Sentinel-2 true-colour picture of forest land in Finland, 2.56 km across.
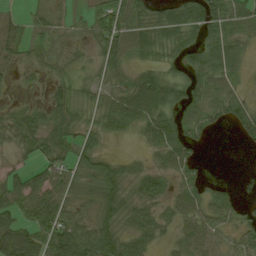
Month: August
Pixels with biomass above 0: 75%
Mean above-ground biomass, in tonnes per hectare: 36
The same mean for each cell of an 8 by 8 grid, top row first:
20 20 8 48 38 53 65 43
23 28 13 52 36 32 40 26
7 22 18 25 46 38 38 16
21 40 30 50 72 37 35 51
29 46 41 7 23 55 7 14
30 51 34 40 36 34 11 1
53 64 22 45 39 33 52 25
82 66 67 52 39 22 44 25
